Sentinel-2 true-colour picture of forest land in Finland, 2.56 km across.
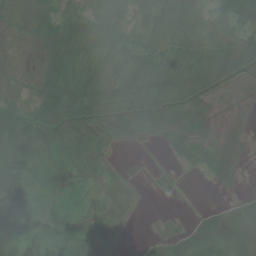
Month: July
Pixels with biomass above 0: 78%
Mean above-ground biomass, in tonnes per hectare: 29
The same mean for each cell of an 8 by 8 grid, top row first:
23 38 39 32 38 43 33 42
7 33 47 45 45 46 39 36
7 36 44 35 34 28 31 23
30 55 53 42 49 37 17 5
65 48 54 23 7 21 19 5
72 32 20 17 5 7 10 4
43 13 9 26 4 1 5 14
9 28 29 21 6 29 48 25
